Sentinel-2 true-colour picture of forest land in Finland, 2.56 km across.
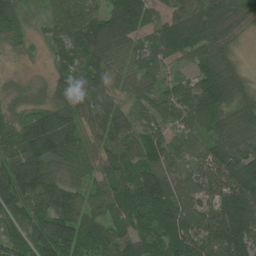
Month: July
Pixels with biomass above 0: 92%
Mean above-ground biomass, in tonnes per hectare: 78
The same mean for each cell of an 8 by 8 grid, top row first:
59 49 103 116 93 74 101 67
25 37 97 99 52 86 83 18
6 27 95 51 57 44 115 57
40 83 88 64 70 70 81 68
89 117 73 77 85 78 62 77
136 94 50 63 96 62 71 129
83 87 81 69 99 98 64 139
52 139 94 83 62 104 93 110
